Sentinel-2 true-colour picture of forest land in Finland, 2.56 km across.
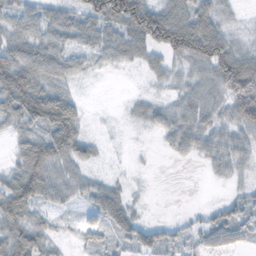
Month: November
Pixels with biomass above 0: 77%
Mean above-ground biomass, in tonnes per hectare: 45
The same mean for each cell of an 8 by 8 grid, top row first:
41 38 44 98 131 84 75 12
55 57 35 51 63 100 126 42
92 57 21 2 13 27 54 123
68 98 37 2 26 46 51 80
28 81 59 3 2 38 45 40
56 72 34 12 3 0 9 16
85 28 18 65 9 1 14 33
77 36 19 29 37 24 29 25
